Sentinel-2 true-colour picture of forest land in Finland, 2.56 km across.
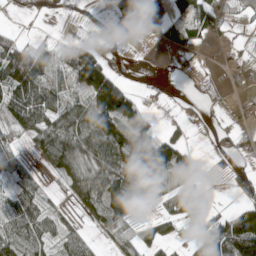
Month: May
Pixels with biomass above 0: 59%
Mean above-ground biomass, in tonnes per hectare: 65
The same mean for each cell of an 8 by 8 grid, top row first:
15 11 4 28 11 66 91 13
92 39 61 19 3 35 13 8
154 85 118 141 11 4 2 6
86 95 98 214 81 9 7 7
30 107 129 154 163 101 9 39
46 27 124 147 149 95 22 31
94 36 60 149 59 45 15 62
88 50 48 36 63 44 86 208
